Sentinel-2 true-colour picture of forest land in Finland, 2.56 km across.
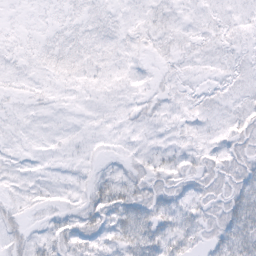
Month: February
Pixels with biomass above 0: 76%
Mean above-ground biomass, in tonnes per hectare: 8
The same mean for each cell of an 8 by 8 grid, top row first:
1 2 5 4 5 4 4 5
3 5 6 5 4 6 5 4
4 4 5 4 3 5 3 6
3 3 2 4 7 5 6 7
4 5 5 3 4 5 5 11
5 4 5 9 11 10 13 19
8 5 10 24 22 14 11 26
11 9 14 13 26 16 10 24
